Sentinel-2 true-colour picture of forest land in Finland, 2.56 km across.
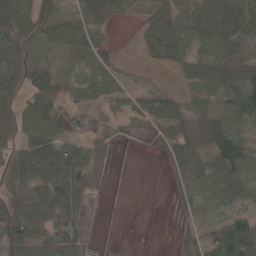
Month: April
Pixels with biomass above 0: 74%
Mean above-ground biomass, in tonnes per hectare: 59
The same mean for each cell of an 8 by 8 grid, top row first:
94 66 38 47 28 80 89 68
105 43 50 22 32 61 56 70
89 80 26 16 8 10 69 99
77 98 34 48 87 66 38 94
88 94 45 33 8 76 55 97
109 100 83 3 0 47 98 100
106 111 52 0 0 16 42 42
108 97 43 0 0 24 82 116
